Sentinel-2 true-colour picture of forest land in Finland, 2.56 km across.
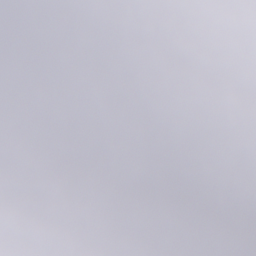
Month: November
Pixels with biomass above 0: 27%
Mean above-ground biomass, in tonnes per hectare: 33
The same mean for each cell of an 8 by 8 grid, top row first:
17 3 0 0 51 120 144 168
0 0 0 0 53 182 170 143
0 0 11 0 1 60 50 106
0 0 7 2 0 0 3 107
0 1 0 1 5 32 21 130
0 2 0 0 0 22 41 111
1 16 11 1 0 0 91 107
6 11 1 0 0 1 9 103
